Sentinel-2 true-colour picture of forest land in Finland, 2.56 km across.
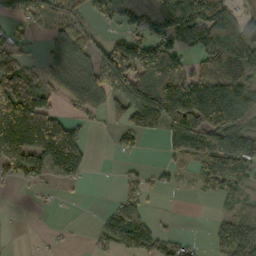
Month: October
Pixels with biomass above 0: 60%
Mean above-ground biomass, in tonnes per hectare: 83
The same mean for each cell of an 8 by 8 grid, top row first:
55 65 44 49 48 145 153 59
50 43 65 101 144 118 159 175
118 58 79 156 149 124 121 117
254 112 54 54 201 175 196 113
202 208 99 15 13 117 102 117
50 79 61 1 23 23 88 87
1 5 1 32 47 1 2 35
1 6 2 82 98 32 25 130
